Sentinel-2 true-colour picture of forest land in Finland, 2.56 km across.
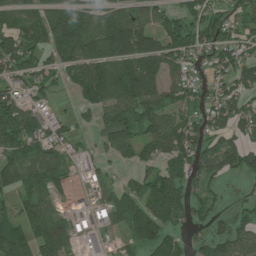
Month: July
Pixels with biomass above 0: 71%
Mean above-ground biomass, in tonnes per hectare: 76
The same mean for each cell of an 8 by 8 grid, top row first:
60 109 105 94 73 60 83 62
95 102 150 142 161 98 86 79
57 51 114 126 200 55 42 74
94 37 36 94 109 66 65 69
99 65 22 81 82 106 62 64
102 75 18 23 56 83 64 47
46 51 20 70 95 96 50 17
100 92 38 11 99 67 60 63
